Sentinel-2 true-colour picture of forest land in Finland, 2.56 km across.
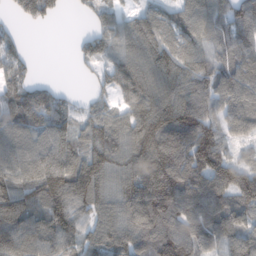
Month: February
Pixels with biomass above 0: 85%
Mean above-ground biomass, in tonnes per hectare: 110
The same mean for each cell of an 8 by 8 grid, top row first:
40 63 18 68 85 102 114 100
62 0 46 93 128 117 85 105
81 22 8 94 138 150 109 75
123 153 70 85 157 163 104 54
107 124 96 129 157 69 157 33
113 173 151 108 172 156 176 129
155 145 93 105 164 139 170 123
153 135 107 127 124 164 129 132
